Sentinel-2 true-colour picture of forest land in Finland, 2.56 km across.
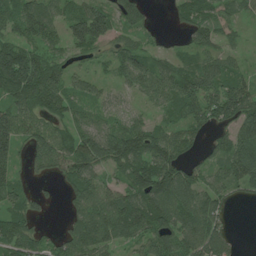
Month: July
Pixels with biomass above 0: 81%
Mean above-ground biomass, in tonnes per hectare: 77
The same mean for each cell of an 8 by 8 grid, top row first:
83 72 96 93 58 39 80 41
104 62 72 54 50 19 63 23
168 122 43 34 98 97 99 63
90 73 46 51 28 61 90 114
85 100 96 148 109 75 35 99
48 31 119 41 138 110 61 98
66 17 87 107 128 118 97 9
100 42 110 86 72 84 106 10
